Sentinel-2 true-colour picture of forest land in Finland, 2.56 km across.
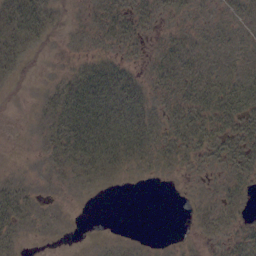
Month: October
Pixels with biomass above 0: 60%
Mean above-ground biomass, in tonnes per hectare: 14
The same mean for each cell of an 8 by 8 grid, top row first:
44 27 5 20 15 9 6 10
29 7 4 12 8 15 9 7
10 3 27 36 12 23 18 15
0 13 41 39 23 21 29 34
0 12 39 35 25 21 27 29
4 6 14 9 4 4 6 19
29 6 1 0 0 0 9 10
15 2 1 3 2 2 6 14
